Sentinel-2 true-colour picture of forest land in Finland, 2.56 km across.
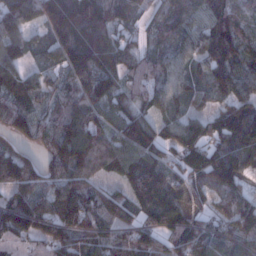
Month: January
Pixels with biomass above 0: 90%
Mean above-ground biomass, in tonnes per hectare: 109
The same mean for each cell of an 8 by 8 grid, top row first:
151 158 208 121 54 108 96 97
111 86 219 134 50 83 91 107
103 61 113 121 93 87 89 112
127 79 119 77 55 63 61 131
44 87 171 109 79 87 112 147
127 79 114 55 133 87 168 115
165 113 136 112 100 96 62 128
100 109 118 115 119 117 140 138
